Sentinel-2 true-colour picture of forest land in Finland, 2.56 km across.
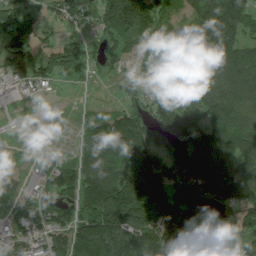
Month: July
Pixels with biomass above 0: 78%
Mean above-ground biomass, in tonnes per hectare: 95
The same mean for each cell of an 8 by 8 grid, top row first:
95 35 89 174 135 46 170 131
100 48 51 59 61 65 120 96
35 44 19 22 52 111 99 106
0 0 7 53 71 135 124 99
5 18 52 141 141 83 170 128
49 74 125 120 180 87 199 136
67 105 104 184 182 147 75 98
70 74 120 159 164 220 112 66
